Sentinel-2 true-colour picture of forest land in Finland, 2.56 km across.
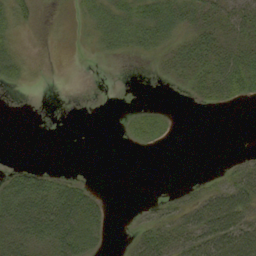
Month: September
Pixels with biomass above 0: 43%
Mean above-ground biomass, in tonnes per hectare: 17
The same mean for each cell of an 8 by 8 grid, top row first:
27 2 10 27 37 40 26 25
21 0 1 15 20 17 32 26
21 0 0 0 0 9 36 46
0 0 0 0 15 2 3 2
0 0 0 0 13 1 0 0
23 19 6 0 0 0 3 25
50 49 58 5 4 17 42 46
38 39 49 3 30 28 48 51
